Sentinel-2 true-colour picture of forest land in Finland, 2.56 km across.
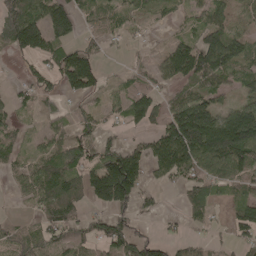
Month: May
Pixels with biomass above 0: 67%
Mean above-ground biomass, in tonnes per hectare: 79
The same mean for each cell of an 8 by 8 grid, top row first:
164 127 63 49 31 21 64 25
93 102 82 18 14 90 154 71
12 55 149 14 41 90 112 62
36 22 34 36 107 104 127 106
41 57 95 65 58 211 209 208
46 104 95 243 80 82 86 98
6 100 70 131 31 8 59 68
78 93 68 128 84 34 22 50
